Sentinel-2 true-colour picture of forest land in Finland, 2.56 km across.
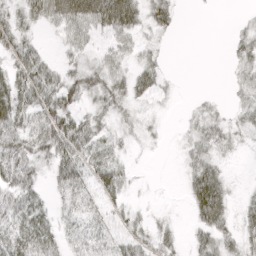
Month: April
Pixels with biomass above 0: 63%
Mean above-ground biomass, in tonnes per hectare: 26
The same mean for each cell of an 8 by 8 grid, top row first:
29 49 66 73 35 20 1 5
33 7 28 27 19 1 0 25
38 39 41 40 36 4 0 17
49 51 31 32 12 2 16 18
45 52 47 21 9 5 30 12
45 19 32 41 1 2 54 1
38 25 18 20 8 2 63 17
39 37 19 23 25 20 34 26
